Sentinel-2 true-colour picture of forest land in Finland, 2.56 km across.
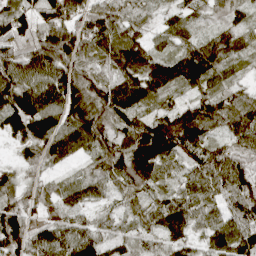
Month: April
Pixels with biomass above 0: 95%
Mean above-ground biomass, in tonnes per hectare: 78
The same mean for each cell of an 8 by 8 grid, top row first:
79 89 71 73 32 40 32 35
76 124 92 107 80 53 89 57
103 96 107 63 114 93 89 32
136 116 122 87 49 94 98 98
52 112 98 80 149 118 75 83
36 33 40 72 84 43 94 93
86 49 56 37 30 70 60 62
145 87 92 41 37 61 59 97
